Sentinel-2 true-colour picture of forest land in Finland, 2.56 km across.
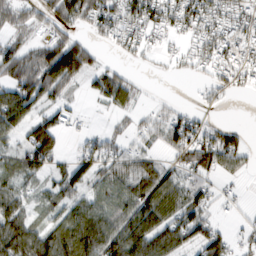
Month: February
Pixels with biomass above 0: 68%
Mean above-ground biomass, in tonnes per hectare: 53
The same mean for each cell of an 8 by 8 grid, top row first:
48 49 68 68 97 77 85 59
50 70 77 19 35 16 68 71
82 99 44 63 4 3 25 44
94 46 17 25 15 23 15 0
35 92 24 36 21 58 76 50
51 36 54 60 65 42 43 24
59 36 61 71 89 73 44 11
103 85 116 100 97 64 68 20
